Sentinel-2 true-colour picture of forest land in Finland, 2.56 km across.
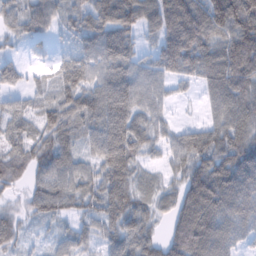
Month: February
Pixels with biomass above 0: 88%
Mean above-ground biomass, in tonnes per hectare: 70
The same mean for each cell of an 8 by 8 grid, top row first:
52 57 56 80 80 137 136 147
14 11 39 82 28 136 101 159
31 17 61 76 58 42 68 118
32 55 82 95 56 12 30 95
51 66 49 93 59 52 78 108
55 67 59 79 33 41 138 124
31 73 49 73 54 85 128 84
44 16 43 57 70 127 117 44
